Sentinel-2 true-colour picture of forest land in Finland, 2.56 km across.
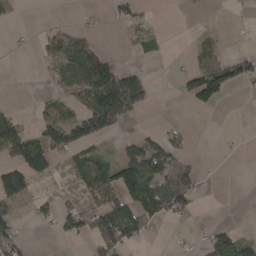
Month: April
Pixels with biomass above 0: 36%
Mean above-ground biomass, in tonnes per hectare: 40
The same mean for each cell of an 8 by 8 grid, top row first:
15 0 3 13 17 0 1 4
2 40 83 3 17 0 29 2
0 27 114 107 76 13 128 69
21 25 54 143 30 0 21 0
122 88 79 13 61 37 0 2
108 46 57 96 150 74 2 0
36 24 35 83 88 57 0 0
39 2 24 72 28 3 36 55
